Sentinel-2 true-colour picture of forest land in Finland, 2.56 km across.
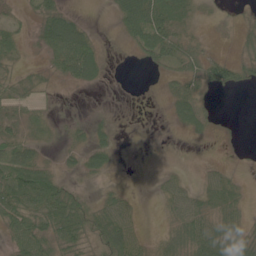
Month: June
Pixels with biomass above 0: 59%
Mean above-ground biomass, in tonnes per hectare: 28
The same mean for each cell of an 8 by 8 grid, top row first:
12 48 14 13 73 35 7 8
21 37 73 0 42 45 12 16
21 9 38 2 0 23 38 26
26 9 3 4 0 25 19 0
50 9 17 21 0 0 4 4
81 47 16 8 2 18 23 12
69 71 53 47 5 38 34 36
42 43 42 64 23 47 73 68
